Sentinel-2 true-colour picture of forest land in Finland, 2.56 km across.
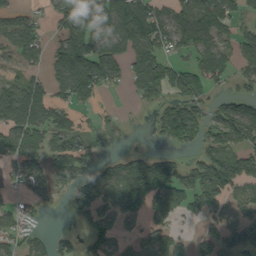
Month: September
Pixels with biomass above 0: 64%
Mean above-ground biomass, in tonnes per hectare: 78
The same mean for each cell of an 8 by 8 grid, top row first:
47 32 156 183 119 85 148 60
61 50 140 127 138 71 86 82
48 77 170 64 118 92 98 50
123 110 44 12 10 113 59 115
86 65 52 23 5 54 66 91
48 87 74 74 111 97 107 125
38 21 79 71 85 76 96 60
54 38 38 55 34 58 72 79
